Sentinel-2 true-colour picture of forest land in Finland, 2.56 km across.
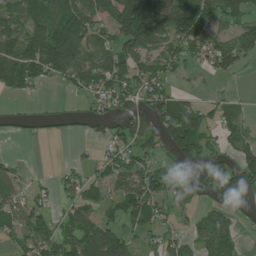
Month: July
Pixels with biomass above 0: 61%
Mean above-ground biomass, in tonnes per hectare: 70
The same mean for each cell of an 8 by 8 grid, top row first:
101 96 109 117 218 153 80 76
104 168 129 81 109 76 66 95
101 56 85 123 96 29 15 11
19 20 22 40 70 117 47 35
8 10 7 53 65 114 51 52
50 6 37 70 105 54 122 100
69 36 66 38 95 55 37 78
38 79 86 118 23 35 59 23
